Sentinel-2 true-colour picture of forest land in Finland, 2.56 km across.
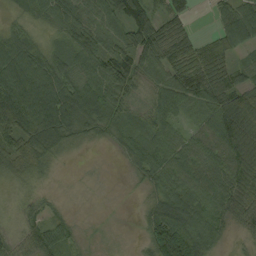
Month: August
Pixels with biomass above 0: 84%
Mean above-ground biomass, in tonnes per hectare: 68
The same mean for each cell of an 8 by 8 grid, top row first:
21 52 63 77 98 77 13 124
103 45 66 76 112 90 66 59
137 121 79 96 45 80 96 53
182 163 107 80 39 59 77 129
89 92 25 27 75 62 74 92
45 17 1 0 47 89 91 82
11 22 0 0 33 114 75 59
24 61 19 1 45 197 86 11
